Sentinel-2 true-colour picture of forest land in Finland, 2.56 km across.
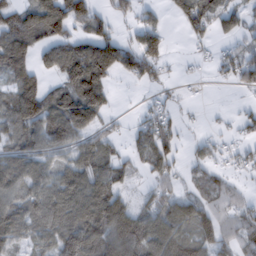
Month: February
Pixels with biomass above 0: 66%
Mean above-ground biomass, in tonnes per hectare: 62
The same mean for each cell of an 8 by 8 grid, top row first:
59 119 83 45 30 33 70 57
110 62 76 105 85 1 13 37
69 40 129 45 51 14 8 49
105 107 147 27 23 18 4 15
53 74 55 33 63 40 24 21
86 63 87 77 23 34 49 19
73 95 107 131 49 85 65 55
56 66 110 128 96 89 77 59
